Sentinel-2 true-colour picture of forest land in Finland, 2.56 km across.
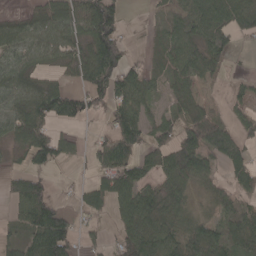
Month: April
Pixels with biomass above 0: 69%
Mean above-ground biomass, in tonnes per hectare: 57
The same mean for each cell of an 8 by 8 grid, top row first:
24 60 82 126 5 39 90 77
50 61 59 139 7 59 84 17
66 32 46 101 53 44 31 17
58 87 62 61 46 40 47 24
43 80 16 75 54 79 93 52
23 31 5 72 44 93 45 53
32 89 26 48 108 80 35 45
34 121 34 22 87 82 97 67
